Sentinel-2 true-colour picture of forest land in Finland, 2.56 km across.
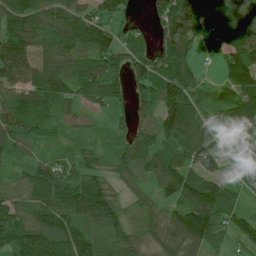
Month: July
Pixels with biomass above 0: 89%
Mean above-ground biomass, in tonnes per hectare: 98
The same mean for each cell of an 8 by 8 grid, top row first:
141 119 120 80 23 155 89 77
135 100 138 115 66 124 67 116
93 140 135 92 120 164 28 112
112 82 56 45 63 177 79 119
78 48 29 32 96 110 110 86
46 102 74 48 70 141 131 40
96 117 107 87 67 110 225 76
141 129 119 69 66 133 138 66
